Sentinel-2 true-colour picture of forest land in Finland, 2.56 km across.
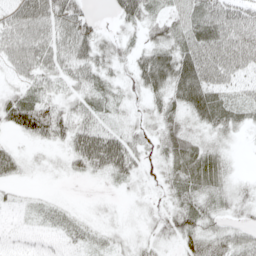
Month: May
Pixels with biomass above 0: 78%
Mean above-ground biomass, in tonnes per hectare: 31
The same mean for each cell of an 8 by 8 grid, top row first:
45 54 44 15 40 30 59 50
44 42 48 26 28 46 61 61
20 27 31 23 38 59 53 25
61 49 29 22 14 34 56 33
10 22 48 59 23 51 28 6
19 5 13 30 13 41 54 8
9 17 5 5 9 36 32 21
5 6 19 14 15 22 32 29
